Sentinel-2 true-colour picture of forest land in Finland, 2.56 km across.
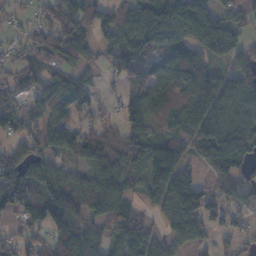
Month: November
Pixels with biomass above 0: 80%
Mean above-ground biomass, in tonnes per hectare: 87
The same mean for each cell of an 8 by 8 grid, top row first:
24 65 118 91 103 100 83 58
40 107 103 64 136 88 73 76
91 72 67 26 85 106 91 100
86 94 103 17 99 91 125 122
60 77 88 79 95 79 115 136
106 106 62 111 93 129 34 69
101 160 110 120 48 114 102 54
79 84 112 64 96 69 40 40
